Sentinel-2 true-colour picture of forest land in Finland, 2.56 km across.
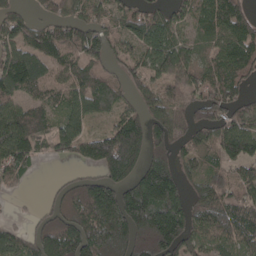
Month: April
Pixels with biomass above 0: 78%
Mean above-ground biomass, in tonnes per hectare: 110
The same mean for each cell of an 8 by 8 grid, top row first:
70 50 66 71 95 61 86 86
130 148 153 81 102 116 62 116
183 138 119 63 75 113 107 88
135 81 100 71 72 64 91 84
172 65 97 184 160 79 70 145
79 5 50 141 151 116 81 64
4 73 181 228 223 155 136 122
81 174 183 220 144 168 85 103
